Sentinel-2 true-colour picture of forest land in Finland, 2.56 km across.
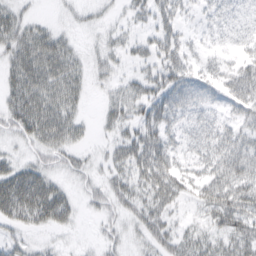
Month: March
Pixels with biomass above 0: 67%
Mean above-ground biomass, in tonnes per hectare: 33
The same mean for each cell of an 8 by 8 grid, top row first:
26 4 11 10 23 37 30 32
39 52 12 22 20 44 19 25
37 51 26 17 31 55 36 48
47 54 19 24 38 58 35 28
15 44 21 21 64 37 48 41
47 35 21 27 49 49 43 54
57 73 17 26 38 22 43 58
19 7 3 18 19 33 30 44
